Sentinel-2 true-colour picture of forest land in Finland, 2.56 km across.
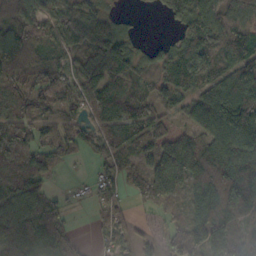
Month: October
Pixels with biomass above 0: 81%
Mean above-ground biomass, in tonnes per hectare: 73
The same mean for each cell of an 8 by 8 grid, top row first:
91 64 97 43 2 45 75 72
115 47 78 117 34 66 73 102
63 73 72 89 54 83 66 144
81 52 44 77 74 50 106 165
91 52 40 63 60 58 74 119
67 33 5 34 65 121 187 123
79 71 7 64 18 31 149 117
55 69 26 42 26 65 155 107
